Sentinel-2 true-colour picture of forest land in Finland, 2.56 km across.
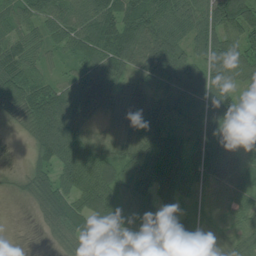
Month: July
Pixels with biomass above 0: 88%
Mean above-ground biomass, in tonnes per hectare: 70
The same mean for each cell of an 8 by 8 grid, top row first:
65 74 89 115 119 81 91 130
81 53 75 114 100 80 84 77
125 52 68 78 46 102 84 50
54 135 63 29 67 62 75 56
2 106 90 43 77 57 83 57
19 59 101 70 114 85 48 58
4 74 79 83 60 67 22 63
2 14 54 82 47 84 39 55
